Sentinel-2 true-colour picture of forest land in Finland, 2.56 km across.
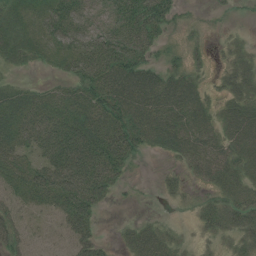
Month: July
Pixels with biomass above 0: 78%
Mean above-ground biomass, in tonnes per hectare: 37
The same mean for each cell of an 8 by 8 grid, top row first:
29 39 42 38 67 27 9 5
30 22 43 55 45 18 15 19
12 8 40 60 63 50 16 31
51 48 51 65 62 59 33 44
46 59 81 69 34 50 42 48
34 55 79 48 3 15 38 37
33 21 66 7 2 10 34 48
37 18 44 7 38 24 22 39
